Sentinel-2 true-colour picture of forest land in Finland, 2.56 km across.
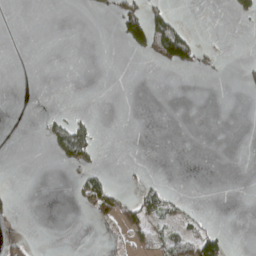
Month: April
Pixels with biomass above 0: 12%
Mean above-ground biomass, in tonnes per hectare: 12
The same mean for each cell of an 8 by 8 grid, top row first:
0 0 0 17 91 24 0 14
0 0 0 0 59 134 9 0
0 0 0 0 0 0 1 8
0 7 5 0 0 0 0 0
0 18 80 0 0 0 0 0
0 0 20 11 5 0 0 0
4 0 9 35 50 22 1 0
12 0 0 3 16 49 76 0
